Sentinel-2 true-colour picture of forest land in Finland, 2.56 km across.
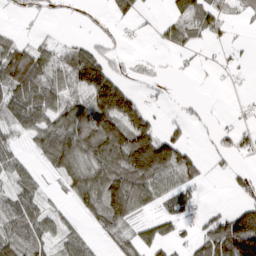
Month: March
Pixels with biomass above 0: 59%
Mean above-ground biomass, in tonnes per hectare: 65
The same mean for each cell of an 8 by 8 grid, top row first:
15 11 4 28 11 66 91 13
92 39 61 19 3 35 13 8
154 85 118 141 11 4 2 6
86 95 98 214 81 9 7 7
30 107 129 154 163 101 9 39
46 27 124 147 149 95 22 31
94 36 60 149 59 45 15 62
88 50 48 36 63 44 86 208
